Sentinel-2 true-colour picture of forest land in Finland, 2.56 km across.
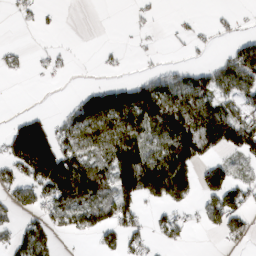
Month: March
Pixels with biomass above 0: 49%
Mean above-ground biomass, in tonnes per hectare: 60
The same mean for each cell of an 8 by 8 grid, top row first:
15 7 0 0 15 8 5 12
14 15 2 6 7 7 14 52
3 6 1 18 47 58 57 91
11 20 71 141 155 125 131 65
147 165 83 95 95 146 94 105
66 151 125 94 194 155 68 35
55 66 103 109 40 47 65 74
58 48 9 51 40 37 1 26
